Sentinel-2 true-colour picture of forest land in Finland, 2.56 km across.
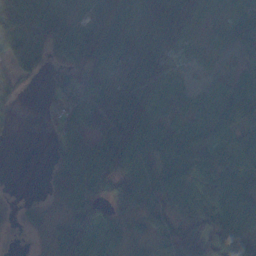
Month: November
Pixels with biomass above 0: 82%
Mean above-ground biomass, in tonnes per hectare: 61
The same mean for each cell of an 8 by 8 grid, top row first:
52 77 42 104 63 73 39 100
72 64 109 95 67 36 31 61
70 25 72 43 72 41 29 66
35 14 69 122 73 41 67 86
3 18 73 113 84 83 63 54
0 18 91 71 59 94 88 66
14 16 44 24 41 62 107 78
2 36 114 76 36 102 95 80
